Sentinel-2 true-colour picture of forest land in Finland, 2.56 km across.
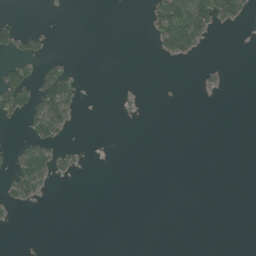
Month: July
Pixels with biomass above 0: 12%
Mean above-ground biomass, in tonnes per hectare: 11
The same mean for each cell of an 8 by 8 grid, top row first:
2 0 0 0 8 106 75 32
31 8 0 0 0 57 6 0
55 39 10 0 0 0 4 0
41 79 8 0 0 0 0 0
10 39 2 0 0 0 0 0
51 38 4 0 0 0 0 0
13 0 0 0 0 0 0 0
0 0 0 0 0 0 0 0
